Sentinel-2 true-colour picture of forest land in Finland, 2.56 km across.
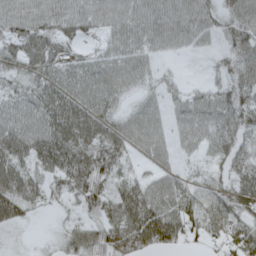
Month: April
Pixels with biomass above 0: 87%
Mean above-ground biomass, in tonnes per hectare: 51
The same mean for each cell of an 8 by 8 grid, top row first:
56 54 49 43 53 50 36 47
66 72 26 34 47 27 18 49
45 59 57 53 32 16 20 51
49 75 78 43 43 28 47 65
72 87 81 71 49 30 39 53
71 54 74 59 26 35 35 49
70 18 40 68 101 66 57 59
10 12 63 75 85 55 34 70
